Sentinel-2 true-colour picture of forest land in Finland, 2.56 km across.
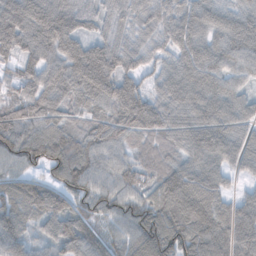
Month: November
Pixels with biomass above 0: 97%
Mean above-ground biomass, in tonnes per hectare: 95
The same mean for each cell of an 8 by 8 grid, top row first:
129 126 83 65 78 87 80 80
114 101 89 87 72 78 77 89
78 98 120 130 63 88 97 56
108 98 64 99 146 98 101 77
108 119 88 91 72 88 118 86
74 58 122 73 77 122 107 42
102 111 75 81 94 129 131 93
100 57 121 75 132 132 129 124
